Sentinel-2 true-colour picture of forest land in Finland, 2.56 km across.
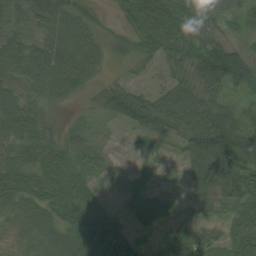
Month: August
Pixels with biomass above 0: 88%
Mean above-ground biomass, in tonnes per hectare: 50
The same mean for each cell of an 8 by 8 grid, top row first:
38 63 48 14 69 62 44 32
54 54 61 23 38 59 62 28
44 58 47 22 18 45 75 64
73 23 14 50 86 85 77 42
64 54 42 17 13 25 113 104
84 76 61 27 13 8 73 88
45 59 83 31 38 20 24 57
23 36 64 77 15 47 50 70
